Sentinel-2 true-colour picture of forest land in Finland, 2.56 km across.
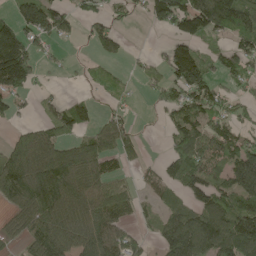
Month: May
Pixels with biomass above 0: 63%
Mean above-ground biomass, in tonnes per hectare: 91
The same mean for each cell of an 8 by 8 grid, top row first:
80 128 39 44 36 145 158 132
174 29 4 46 3 96 48 75
159 7 10 33 32 95 96 50
36 45 82 28 2 67 101 48
101 128 119 120 30 73 120 102
181 223 154 94 33 91 135 176
71 190 123 156 35 73 122 117
46 138 140 120 34 151 138 147
